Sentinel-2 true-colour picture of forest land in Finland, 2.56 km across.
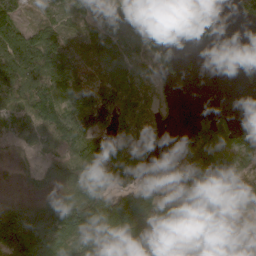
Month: April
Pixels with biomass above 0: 77%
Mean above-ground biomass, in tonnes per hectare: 83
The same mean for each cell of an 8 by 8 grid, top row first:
77 46 60 34 57 92 66 34
129 109 57 91 86 84 23 3
112 118 104 75 113 28 1 10
75 116 139 132 70 13 27 4
30 60 123 155 98 40 124 90
14 47 127 119 145 25 101 64
108 121 175 194 124 61 70 61
214 175 126 103 87 59 73 27
